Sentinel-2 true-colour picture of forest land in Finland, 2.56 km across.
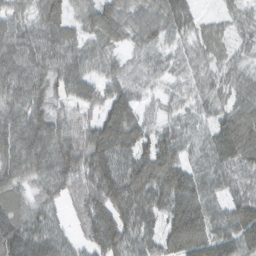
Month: February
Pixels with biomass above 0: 94%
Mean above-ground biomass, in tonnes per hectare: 66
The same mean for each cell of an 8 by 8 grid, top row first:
51 63 51 76 66 75 19 30
67 68 51 41 50 35 45 29
75 66 70 57 45 28 44 44
66 77 38 89 32 33 41 52
76 98 89 100 77 78 52 128
67 65 85 103 123 111 54 57
52 54 49 110 93 92 62 84
110 83 36 103 69 60 72 84
